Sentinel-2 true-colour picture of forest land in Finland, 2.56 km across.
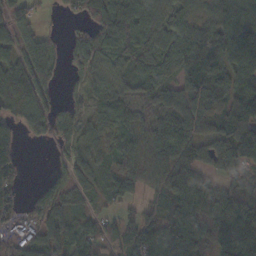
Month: October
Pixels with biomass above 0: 84%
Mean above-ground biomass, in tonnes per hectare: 75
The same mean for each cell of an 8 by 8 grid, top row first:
61 7 40 86 110 79 72 122
69 49 97 98 107 123 153 134
97 59 36 66 92 80 105 92
55 60 41 84 64 99 98 94
63 24 64 65 84 88 68 140
49 13 43 50 64 79 50 50
74 75 32 25 51 71 80 74
71 69 68 58 86 116 105 119
